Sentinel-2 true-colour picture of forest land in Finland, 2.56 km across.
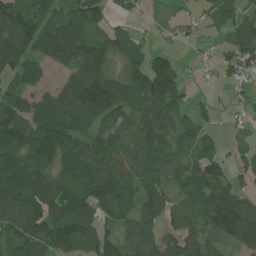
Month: July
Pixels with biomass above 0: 79%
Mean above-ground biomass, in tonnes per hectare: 76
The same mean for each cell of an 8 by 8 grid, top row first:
102 82 71 23 8 15 33 47
103 85 106 72 41 13 10 83
74 43 109 85 109 87 5 31
106 116 112 93 77 55 28 15
113 157 103 84 78 63 51 12
131 94 102 86 83 67 100 40
111 130 113 64 74 53 115 130
92 113 103 63 79 74 73 108
